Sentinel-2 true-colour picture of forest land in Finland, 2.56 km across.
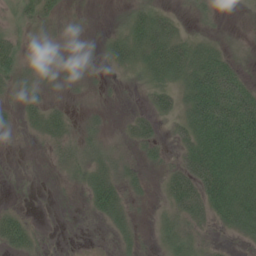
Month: June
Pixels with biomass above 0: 61%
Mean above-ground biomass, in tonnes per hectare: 30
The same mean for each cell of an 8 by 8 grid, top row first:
15 21 7 6 42 19 13 5
25 8 4 31 64 67 40 8
33 13 15 10 29 50 86 38
17 38 9 6 19 39 111 85
2 22 30 19 34 21 81 90
1 4 26 42 19 45 80 58
12 0 5 48 8 39 46 64
47 5 1 10 10 40 18 17
